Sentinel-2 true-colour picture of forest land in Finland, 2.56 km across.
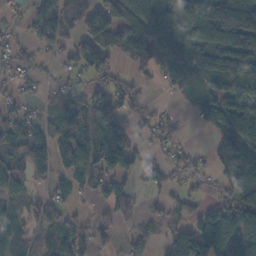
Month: November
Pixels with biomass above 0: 67%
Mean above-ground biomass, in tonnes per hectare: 71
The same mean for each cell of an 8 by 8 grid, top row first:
20 93 106 115 103 115 128 180
46 43 90 91 114 104 122 133
32 21 26 48 30 81 69 123
42 33 88 92 31 12 92 114
89 77 87 166 17 32 12 65
102 46 56 82 45 36 31 120
60 61 13 41 18 30 49 126
63 49 77 55 34 69 134 73
